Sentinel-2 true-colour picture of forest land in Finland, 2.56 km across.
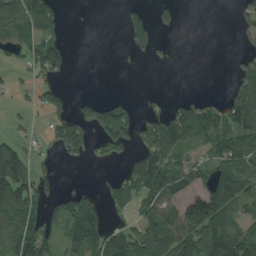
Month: August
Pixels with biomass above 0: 49%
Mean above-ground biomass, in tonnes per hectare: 57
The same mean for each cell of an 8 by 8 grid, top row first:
101 62 0 0 45 22 0 32
48 94 0 0 42 5 0 20
21 46 0 0 0 0 0 51
12 56 48 83 35 69 83 110
68 32 89 74 70 85 79 98
146 39 1 23 120 114 79 89
89 54 87 32 64 88 138 66
93 65 101 83 99 111 103 109
